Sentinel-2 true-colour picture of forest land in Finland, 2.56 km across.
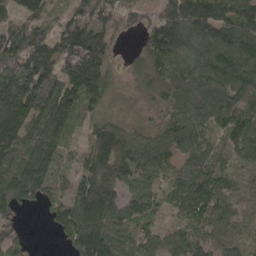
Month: April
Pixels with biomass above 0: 88%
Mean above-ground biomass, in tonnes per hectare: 90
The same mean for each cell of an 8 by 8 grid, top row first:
68 65 87 75 51 142 135 109
128 186 189 62 69 160 131 162
117 131 193 65 46 122 102 117
147 128 74 34 19 71 113 99
113 103 29 134 73 94 47 90
103 91 75 84 57 57 88 29
67 54 107 113 68 45 92 29
69 2 108 98 68 60 60 40
